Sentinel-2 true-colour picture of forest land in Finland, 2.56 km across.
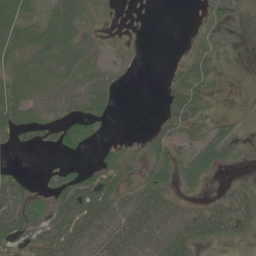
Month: June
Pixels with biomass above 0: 63%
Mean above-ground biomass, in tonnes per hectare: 36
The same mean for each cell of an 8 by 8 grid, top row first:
46 39 56 7 0 0 25 20
39 56 46 16 4 1 32 11
41 58 54 33 0 24 38 1
49 48 51 19 0 49 29 9
17 18 48 14 21 42 59 35
33 11 36 37 38 44 23 6
71 39 81 70 81 50 37 52
30 57 73 71 75 65 39 22
